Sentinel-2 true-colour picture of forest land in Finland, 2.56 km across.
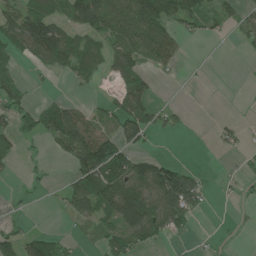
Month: June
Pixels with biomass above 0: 48%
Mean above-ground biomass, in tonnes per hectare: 56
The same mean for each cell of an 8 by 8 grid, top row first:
94 100 103 108 161 99 63 38
75 158 78 64 98 53 0 17
48 9 38 30 65 6 1 0
74 80 58 47 93 23 0 0
45 30 129 108 39 0 3 27
7 11 84 134 126 128 11 15
6 4 67 107 147 137 16 5
65 59 20 62 72 14 8 2
